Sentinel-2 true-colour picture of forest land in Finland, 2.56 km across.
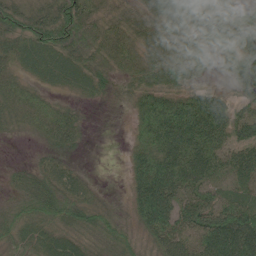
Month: June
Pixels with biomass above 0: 89%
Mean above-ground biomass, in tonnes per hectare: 61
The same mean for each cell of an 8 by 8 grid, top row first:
59 68 82 35 53 88 104 61
54 80 55 59 55 48 61 92
46 44 53 28 50 44 13 78
59 56 22 8 79 91 114 43
3 33 27 0 65 109 104 75
27 52 27 0 104 98 76 69
39 68 53 19 108 88 89 91
44 55 45 46 39 79 120 151
